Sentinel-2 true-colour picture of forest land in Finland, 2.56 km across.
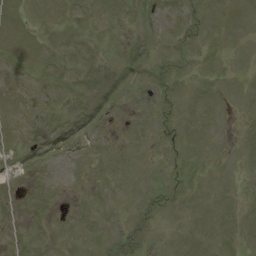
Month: August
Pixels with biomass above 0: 64%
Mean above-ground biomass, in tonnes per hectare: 6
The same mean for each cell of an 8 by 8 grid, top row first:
9 7 7 8 7 10 7 6
10 8 6 3 8 11 5 2
8 7 9 5 6 10 6 5
8 6 6 5 6 6 7 4
8 8 8 4 4 6 4 4
5 8 5 7 3 6 5 3
5 7 5 3 8 5 6 6
9 8 5 6 9 3 7 7
